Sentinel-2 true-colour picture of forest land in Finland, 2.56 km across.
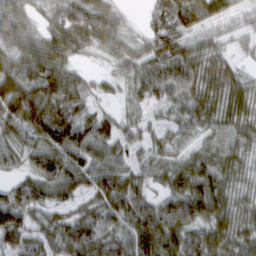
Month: March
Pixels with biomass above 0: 91%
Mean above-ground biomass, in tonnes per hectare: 63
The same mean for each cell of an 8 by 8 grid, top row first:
68 39 82 59 25 95 54 29
88 84 46 56 44 75 47 17
113 98 40 30 75 90 66 41
111 105 49 22 30 40 62 60
58 86 94 60 45 42 42 58
34 76 73 77 41 67 82 42
87 60 43 65 60 80 77 54
59 54 86 61 96 78 87 59
